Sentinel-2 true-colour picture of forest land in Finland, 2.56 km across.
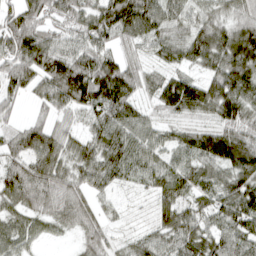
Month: April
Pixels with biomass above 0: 91%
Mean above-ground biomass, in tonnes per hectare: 82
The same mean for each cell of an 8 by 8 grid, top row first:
83 72 87 127 139 67 61 62
115 107 81 59 61 77 127 137
87 91 141 157 66 89 94 121
25 45 70 109 47 82 82 93
79 104 63 95 73 67 123 110
102 111 71 78 63 81 79 103
61 71 79 31 26 90 66 105
80 27 36 44 55 85 85 78
